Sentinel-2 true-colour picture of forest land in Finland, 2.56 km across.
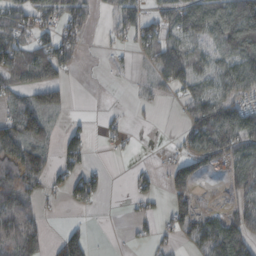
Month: October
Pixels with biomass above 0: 55%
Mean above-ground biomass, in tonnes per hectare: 55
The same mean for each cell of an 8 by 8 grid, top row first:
67 59 70 25 59 74 103 137
89 74 41 16 52 71 41 115
64 69 2 4 13 81 49 83
64 79 2 7 7 8 120 111
143 47 66 15 0 12 127 95
88 60 67 4 23 65 16 67
97 10 23 0 17 65 17 48
91 35 92 1 19 32 109 88
